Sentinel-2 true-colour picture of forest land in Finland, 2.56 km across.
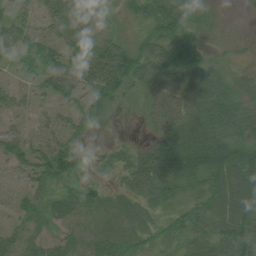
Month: July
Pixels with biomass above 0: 80%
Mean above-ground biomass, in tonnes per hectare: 40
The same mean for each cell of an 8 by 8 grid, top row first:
29 28 25 11 33 45 8 1
33 34 33 67 40 66 18 12
7 41 70 108 40 51 67 22
20 12 39 27 25 65 70 43
43 31 17 12 14 104 103 65
17 52 21 18 59 57 64 97
18 30 35 34 32 24 48 95
25 20 27 43 26 26 54 86
